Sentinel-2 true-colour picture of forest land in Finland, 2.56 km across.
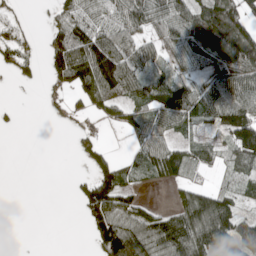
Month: May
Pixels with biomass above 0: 62%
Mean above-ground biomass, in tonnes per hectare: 69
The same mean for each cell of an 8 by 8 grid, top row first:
21 19 67 59 92 100 120 113
59 55 106 111 64 68 102 138
23 38 105 156 88 75 79 107
6 11 23 39 67 116 90 156
0 0 22 9 72 53 39 137
0 0 14 96 38 53 11 64
0 0 40 147 60 75 176 49
0 0 0 170 147 152 164 149
